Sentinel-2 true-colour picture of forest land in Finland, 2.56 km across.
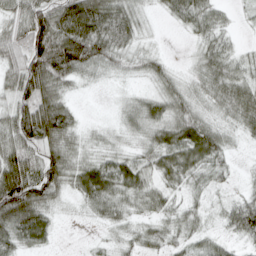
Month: April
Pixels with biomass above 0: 85%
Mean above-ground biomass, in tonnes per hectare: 48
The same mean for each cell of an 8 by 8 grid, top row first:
58 89 129 82 23 38 53 9
58 107 107 66 20 0 43 18
62 96 33 12 18 27 53 54
65 105 16 7 50 49 29 57
75 60 35 18 31 71 79 10
116 81 64 79 42 48 34 9
129 52 17 47 32 27 17 52
56 29 1 17 34 29 31 27
